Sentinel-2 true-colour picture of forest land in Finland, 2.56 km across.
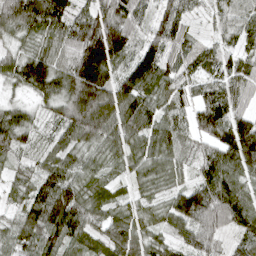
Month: April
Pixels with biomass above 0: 94%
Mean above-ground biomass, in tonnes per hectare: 86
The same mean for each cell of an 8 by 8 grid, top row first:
122 132 75 120 54 94 34 61
44 69 145 169 79 74 54 57
72 112 181 116 126 80 63 76
61 43 164 128 110 64 115 77
72 52 78 71 81 69 67 169
39 85 63 34 64 53 102 82
55 132 112 66 44 108 148 106
68 87 74 94 72 59 97 59
